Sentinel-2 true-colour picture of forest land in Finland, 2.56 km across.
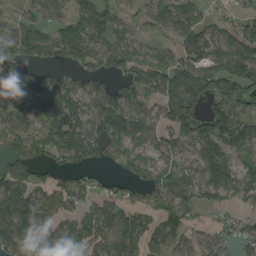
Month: August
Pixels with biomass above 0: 77%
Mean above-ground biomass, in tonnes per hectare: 72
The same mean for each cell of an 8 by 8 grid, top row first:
40 63 69 54 46 68 36 44
105 93 105 59 35 60 80 94
93 79 51 51 83 115 99 102
79 124 82 122 67 112 68 70
76 99 102 79 63 59 84 72
88 43 42 25 52 69 77 64
127 59 55 66 58 80 38 36
80 67 64 80 80 64 48 51
